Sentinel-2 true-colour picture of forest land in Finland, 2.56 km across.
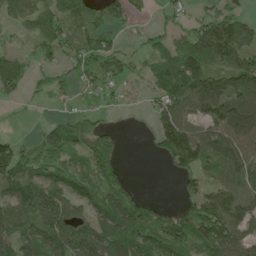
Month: May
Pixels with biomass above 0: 73%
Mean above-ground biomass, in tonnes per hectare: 84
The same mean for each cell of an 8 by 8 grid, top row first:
62 98 83 74 11 31 54 57
20 66 86 55 26 90 138 103
67 44 50 55 35 166 150 117
2 8 46 18 17 84 115 154
57 90 81 69 5 102 130 146
132 89 91 84 0 48 60 114
120 137 62 129 78 52 152 138
111 138 110 148 130 120 170 106
